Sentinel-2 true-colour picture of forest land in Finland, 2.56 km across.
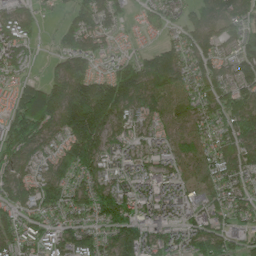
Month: June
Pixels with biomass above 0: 89%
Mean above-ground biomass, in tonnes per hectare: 105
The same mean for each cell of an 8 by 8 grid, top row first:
114 27 83 75 41 52 85 81
130 15 109 66 33 68 78 75
76 90 151 120 116 109 93 99
100 204 225 164 104 111 93 102
127 86 188 101 101 92 84 107
115 132 119 105 102 108 82 108
134 130 109 181 119 128 93 103
101 90 120 103 143 113 120 67
